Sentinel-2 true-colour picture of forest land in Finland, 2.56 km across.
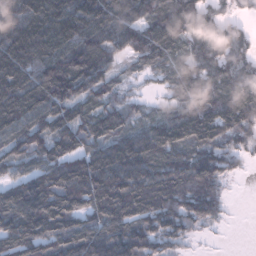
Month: January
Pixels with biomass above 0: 90%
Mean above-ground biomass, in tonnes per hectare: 116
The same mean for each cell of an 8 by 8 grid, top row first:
132 135 149 136 128 163 125 44
145 140 143 114 130 94 153 117
140 166 160 72 33 91 118 131
146 121 92 88 47 85 127 153
98 117 107 114 132 118 118 76
85 138 184 196 167 139 142 26
149 141 104 154 126 112 102 1
155 131 144 150 130 70 8 0
